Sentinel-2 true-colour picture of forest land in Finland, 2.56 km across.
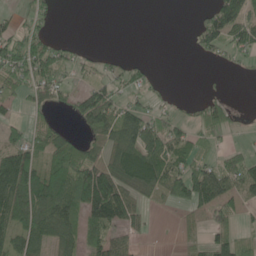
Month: June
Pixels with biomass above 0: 54%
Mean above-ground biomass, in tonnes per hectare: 48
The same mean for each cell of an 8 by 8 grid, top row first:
19 19 0 0 0 0 57 94
59 52 11 2 0 0 43 46
54 64 18 38 22 0 1 1
18 23 47 69 52 20 42 5
59 62 48 57 106 71 21 12
133 90 94 104 92 85 102 79
112 113 77 147 33 29 72 35
70 90 61 62 13 10 44 40
